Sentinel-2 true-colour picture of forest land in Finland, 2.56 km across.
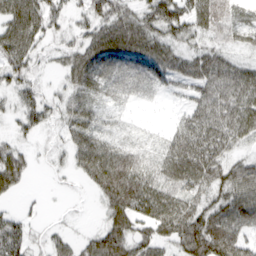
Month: March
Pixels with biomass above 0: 80%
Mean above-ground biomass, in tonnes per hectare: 52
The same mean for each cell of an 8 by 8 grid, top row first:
81 66 27 71 56 87 74 33
80 22 47 74 70 43 38 25
50 9 48 52 57 52 72 66
36 46 41 19 5 16 76 70
27 10 56 45 19 65 80 31
60 6 28 126 66 68 73 69
11 3 2 67 72 65 61 81
77 22 24 79 53 68 131 74
